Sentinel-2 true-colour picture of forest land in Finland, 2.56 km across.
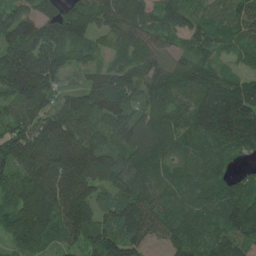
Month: June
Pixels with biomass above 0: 94%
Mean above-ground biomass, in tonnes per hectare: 129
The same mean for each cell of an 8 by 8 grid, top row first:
119 118 134 144 103 86 44 70
180 164 90 81 113 72 87 62
212 151 30 153 97 116 142 98
99 120 129 174 90 96 182 200
170 182 161 130 144 111 122 142
126 185 200 174 145 113 116 56
152 205 183 109 162 114 119 170
110 122 123 177 109 114 117 126
